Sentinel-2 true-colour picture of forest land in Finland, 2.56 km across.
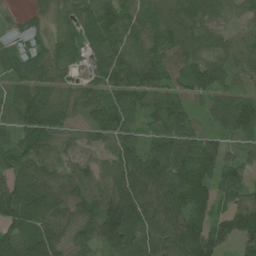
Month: July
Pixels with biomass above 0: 93%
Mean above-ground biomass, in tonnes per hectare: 73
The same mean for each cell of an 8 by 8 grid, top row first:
14 35 48 80 83 77 68 50
41 47 45 76 74 88 51 51
72 72 36 72 86 58 81 32
97 102 44 75 53 78 46 98
63 70 52 79 65 95 72 41
78 45 71 113 104 83 101 66
99 96 71 142 99 92 84 83
89 89 50 107 92 91 103 76
